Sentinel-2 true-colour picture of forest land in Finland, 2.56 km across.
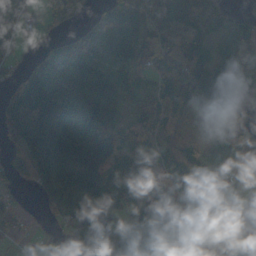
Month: October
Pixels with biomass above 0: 82%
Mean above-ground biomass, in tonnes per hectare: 95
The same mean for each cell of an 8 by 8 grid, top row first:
52 37 37 93 65 75 99 64
25 81 130 85 60 67 49 112
69 262 173 95 32 79 147 119
176 250 202 144 56 80 69 72
103 299 203 139 43 57 71 78
41 177 233 77 49 55 95 46
43 41 144 114 113 68 34 17
26 7 62 126 154 98 77 51
